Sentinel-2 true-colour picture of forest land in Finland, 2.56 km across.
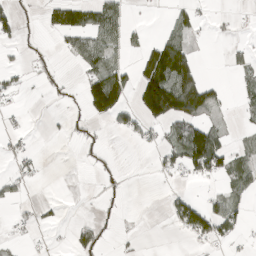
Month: April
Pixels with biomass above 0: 31%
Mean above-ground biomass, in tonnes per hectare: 33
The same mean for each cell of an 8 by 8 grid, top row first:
30 35 68 68 1 29 7 4
12 6 57 55 38 93 1 16
20 15 24 110 102 153 24 19
10 3 12 92 81 127 55 20
13 1 12 1 17 63 128 12
30 3 1 11 0 22 57 40
12 10 1 10 0 61 61 29
8 4 39 8 2 3 48 16
